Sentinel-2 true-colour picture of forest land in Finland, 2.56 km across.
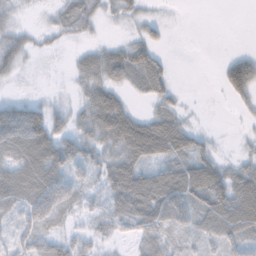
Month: November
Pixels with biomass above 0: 71%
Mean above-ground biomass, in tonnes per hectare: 41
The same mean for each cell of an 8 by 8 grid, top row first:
15 8 48 18 20 1 0 0
50 12 14 29 53 0 0 5
15 1 25 49 53 15 0 103
79 56 26 92 22 32 1 9
81 86 57 54 105 75 26 7
69 85 37 70 76 70 72 47
40 71 30 40 86 88 78 60
32 41 29 20 38 26 32 50
